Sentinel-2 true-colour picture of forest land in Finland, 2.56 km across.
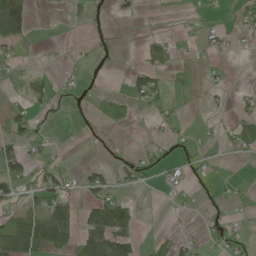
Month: May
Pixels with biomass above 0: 31%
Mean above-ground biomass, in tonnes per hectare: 24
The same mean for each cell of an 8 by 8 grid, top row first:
115 1 10 13 4 2 8 24
34 0 5 14 15 14 25 6
6 16 11 3 54 10 10 0
27 12 4 22 13 11 10 21
51 25 1 7 8 26 9 32
63 56 29 40 39 15 10 3
21 52 35 83 3 12 11 10
90 79 52 86 13 28 16 29
